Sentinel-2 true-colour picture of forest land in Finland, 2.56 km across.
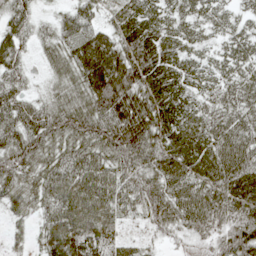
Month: May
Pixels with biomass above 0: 93%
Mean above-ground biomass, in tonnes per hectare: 71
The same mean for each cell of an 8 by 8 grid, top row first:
59 17 58 45 77 49 46 34
68 39 95 92 109 57 28 59
54 26 74 126 109 73 43 70
72 70 81 110 116 84 69 76
77 69 73 93 97 78 66 83
71 71 85 71 71 76 67 99
45 65 89 72 67 92 108 92
19 76 103 64 20 26 51 98
